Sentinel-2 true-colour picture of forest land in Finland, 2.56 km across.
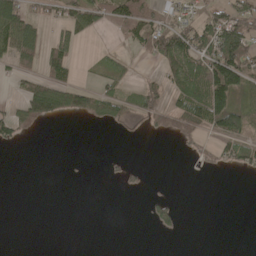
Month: May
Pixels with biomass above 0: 35%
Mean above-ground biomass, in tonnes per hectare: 40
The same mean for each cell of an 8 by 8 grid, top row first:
109 35 72 75 78 44 60 87
105 71 27 9 54 138 105 131
24 84 18 42 21 79 140 108
53 109 82 57 60 63 146 97
27 0 0 0 1 16 20 68
0 0 1 6 9 0 5 8
0 0 0 0 6 27 0 0
0 0 0 0 0 3 0 0
